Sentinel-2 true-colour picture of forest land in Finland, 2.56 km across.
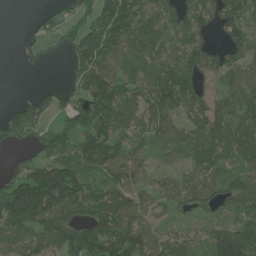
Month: June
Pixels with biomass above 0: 76%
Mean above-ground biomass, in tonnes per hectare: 81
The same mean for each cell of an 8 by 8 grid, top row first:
0 27 44 146 91 64 60 93
10 23 118 130 105 69 57 78
0 2 78 113 84 129 45 68
39 48 95 131 69 77 101 90
35 65 78 98 42 44 107 120
71 184 101 94 76 34 61 60
226 171 91 107 68 40 40 45
79 97 133 134 103 54 72 142
